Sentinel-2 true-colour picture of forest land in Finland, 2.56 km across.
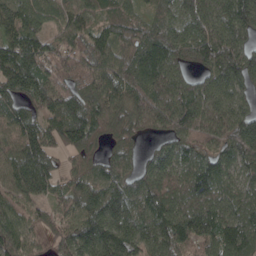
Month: April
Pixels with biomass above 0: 93%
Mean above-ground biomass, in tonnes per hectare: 120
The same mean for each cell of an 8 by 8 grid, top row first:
127 82 104 83 58 89 157 182
121 95 106 116 121 139 154 131
157 103 107 157 147 142 112 144
98 111 137 105 179 191 164 107
99 104 112 58 37 101 114 165
145 114 87 101 102 114 149 99
100 69 120 131 119 119 126 106
117 74 150 151 122 141 143 188
